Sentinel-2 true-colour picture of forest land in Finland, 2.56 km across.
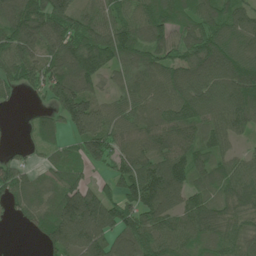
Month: June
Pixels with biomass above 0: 87%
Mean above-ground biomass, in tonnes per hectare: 92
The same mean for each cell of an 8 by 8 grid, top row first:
130 140 76 76 96 105 102 82
109 89 130 136 94 93 124 101
67 91 138 44 71 108 113 148
7 38 153 71 74 120 113 139
7 44 84 99 99 114 87 31
65 44 52 57 138 120 83 102
41 71 175 97 111 92 103 106
0 65 122 100 122 99 75 78
